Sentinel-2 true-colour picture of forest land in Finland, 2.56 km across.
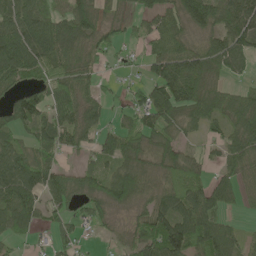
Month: May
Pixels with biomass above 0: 79%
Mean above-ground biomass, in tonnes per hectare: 73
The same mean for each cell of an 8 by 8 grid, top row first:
88 83 101 41 56 70 90 130
131 104 82 62 39 78 68 85
70 67 72 18 47 112 56 28
93 83 85 30 101 88 67 79
63 69 48 61 78 65 35 75
182 86 50 65 70 80 43 57
108 59 35 54 56 101 104 21
34 26 37 25 113 151 137 55
